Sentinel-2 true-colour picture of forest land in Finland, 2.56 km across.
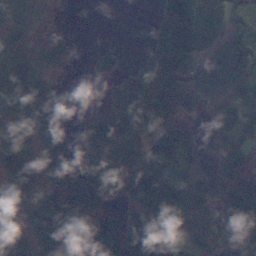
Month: November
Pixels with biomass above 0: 73%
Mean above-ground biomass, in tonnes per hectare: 106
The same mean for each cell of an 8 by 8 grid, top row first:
108 51 0 0 2 142 139 119
128 169 32 39 40 141 113 157
173 88 3 84 132 137 142 152
118 200 33 127 143 128 74 180
82 192 95 149 101 140 70 101
92 141 139 125 116 87 90 124
58 65 120 82 129 124 92 162
57 121 106 196 121 55 92 97
